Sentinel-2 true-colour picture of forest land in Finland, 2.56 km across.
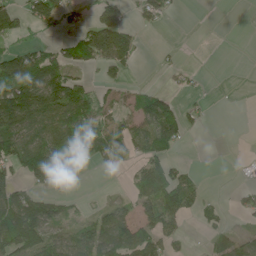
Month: June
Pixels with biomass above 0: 49%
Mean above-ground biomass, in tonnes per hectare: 62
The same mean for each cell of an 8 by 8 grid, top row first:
73 82 27 88 41 12 0 0
45 43 82 169 10 5 0 0
138 140 56 36 5 14 5 0
192 148 125 48 112 61 13 0
123 140 96 101 72 51 0 1
58 118 31 5 121 77 4 2
145 79 13 39 63 98 36 25
194 91 94 121 101 39 31 53
